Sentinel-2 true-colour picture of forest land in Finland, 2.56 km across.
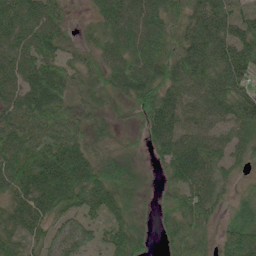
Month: June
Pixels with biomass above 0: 92%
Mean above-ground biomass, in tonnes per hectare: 65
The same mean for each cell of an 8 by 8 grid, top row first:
77 72 10 82 83 43 111 67
70 71 31 62 86 51 95 94
67 95 35 63 93 68 88 80
71 86 39 22 66 72 70 84
92 84 69 28 36 105 70 45
102 97 95 76 25 65 60 22
59 74 70 64 20 61 55 36
51 54 67 63 35 37 26 103
